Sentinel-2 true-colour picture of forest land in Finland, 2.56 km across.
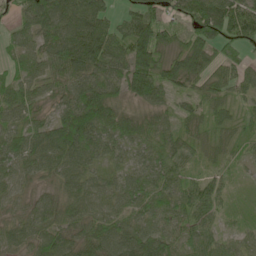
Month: May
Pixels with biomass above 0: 94%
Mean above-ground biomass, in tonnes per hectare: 54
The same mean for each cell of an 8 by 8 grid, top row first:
27 86 82 35 68 40 90 81
39 66 88 68 110 53 83 46
42 51 62 61 94 73 56 45
46 33 100 79 41 35 40 28
61 77 83 47 50 47 28 35
52 38 52 32 46 40 33 16
30 45 45 48 53 49 56 14
44 54 53 67 72 54 50 32
